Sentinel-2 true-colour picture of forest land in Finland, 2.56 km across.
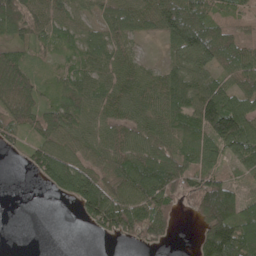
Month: May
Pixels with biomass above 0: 80%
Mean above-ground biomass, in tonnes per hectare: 80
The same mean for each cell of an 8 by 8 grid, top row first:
131 91 47 78 80 145 86 35
63 40 51 77 17 82 119 65
107 39 72 84 80 95 78 78
68 67 93 80 82 104 150 101
40 90 74 90 84 71 92 114
0 109 161 98 154 116 85 35
0 0 76 160 128 62 177 97
0 0 0 30 97 19 143 156
